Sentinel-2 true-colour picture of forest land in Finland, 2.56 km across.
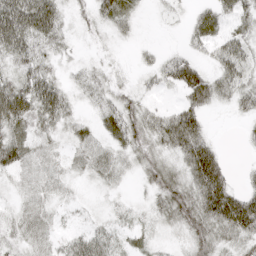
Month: April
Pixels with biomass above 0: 81%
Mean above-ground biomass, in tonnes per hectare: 31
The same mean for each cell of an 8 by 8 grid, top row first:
72 67 17 38 5 8 34 33
50 26 8 7 7 7 26 40
37 49 15 16 12 39 44 41
69 58 14 34 36 35 19 18
45 20 26 29 35 49 35 5
25 29 15 23 25 40 78 6
17 23 9 14 15 56 66 75
20 26 32 29 23 11 47 38
